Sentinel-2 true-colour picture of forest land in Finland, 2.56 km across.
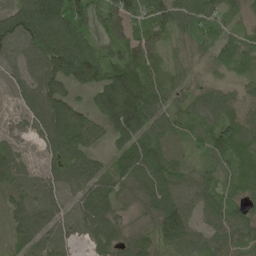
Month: May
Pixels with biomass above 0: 90%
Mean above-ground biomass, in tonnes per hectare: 64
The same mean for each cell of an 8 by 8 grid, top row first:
94 146 120 87 85 82 96 34
51 125 137 55 78 36 65 72
24 86 86 101 78 38 28 32
17 84 67 109 103 43 32 50
27 49 90 46 92 21 59 80
40 31 66 58 94 69 47 54
44 37 38 53 49 102 53 53
42 38 15 59 50 77 63 68
